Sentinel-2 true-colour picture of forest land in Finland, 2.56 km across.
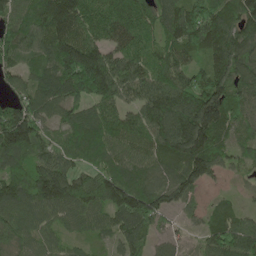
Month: May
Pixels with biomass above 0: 93%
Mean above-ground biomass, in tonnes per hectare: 125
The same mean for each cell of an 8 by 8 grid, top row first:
92 163 190 162 135 150 158 143
130 132 220 127 169 147 141 165
73 107 250 204 139 134 133 144
146 87 96 136 128 185 253 105
162 89 119 135 113 179 164 63
105 149 94 127 101 107 90 30
115 113 122 136 162 64 34 34
103 71 48 60 91 43 83 145
